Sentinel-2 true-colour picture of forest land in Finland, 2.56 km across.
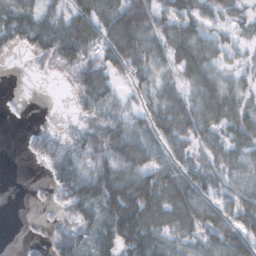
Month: November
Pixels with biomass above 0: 71%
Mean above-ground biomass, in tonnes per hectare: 55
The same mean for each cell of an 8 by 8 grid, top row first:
86 58 88 92 85 71 42 27
30 74 93 87 82 82 56 22
0 3 56 51 39 42 66 26
2 3 25 47 43 74 73 61
0 50 60 89 76 52 43 56
0 26 96 94 80 70 48 35
0 8 74 113 126 79 29 68
1 25 52 90 105 42 49 69
